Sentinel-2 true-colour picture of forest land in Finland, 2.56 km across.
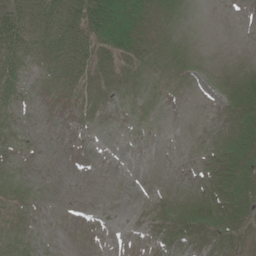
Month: June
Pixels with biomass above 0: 42%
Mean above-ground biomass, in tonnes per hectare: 10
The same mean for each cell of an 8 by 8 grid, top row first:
42 27 43 75 34 10 0 0
29 22 28 36 24 7 0 0
16 4 9 14 9 4 2 14
4 0 3 3 4 0 1 23
1 0 0 0 0 0 6 29
1 0 0 0 0 0 7 28
1 0 0 0 1 11 17 21
0 0 0 0 0 5 5 10
